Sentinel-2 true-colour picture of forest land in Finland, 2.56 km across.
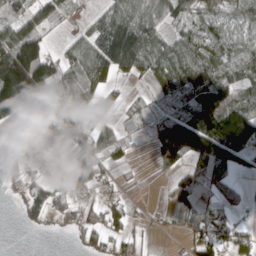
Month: March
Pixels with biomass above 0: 65%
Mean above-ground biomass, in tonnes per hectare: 73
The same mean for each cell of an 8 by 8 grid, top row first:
34 23 10 92 103 67 51 50
129 61 62 179 139 86 84 72
238 162 91 68 27 73 124 80
136 88 79 35 32 52 177 170
7 55 53 96 8 216 202 204
17 17 65 15 1 53 135 44
12 70 50 52 4 39 72 43
0 2 37 54 22 6 77 67
